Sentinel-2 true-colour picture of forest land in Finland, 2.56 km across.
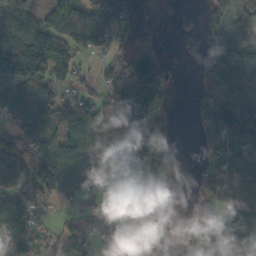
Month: October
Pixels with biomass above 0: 72%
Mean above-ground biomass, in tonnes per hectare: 80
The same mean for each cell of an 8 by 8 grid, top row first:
87 68 113 114 6 13 48 89
112 140 95 60 37 1 55 76
105 117 48 80 156 20 63 85
85 89 123 72 102 15 74 155
108 103 112 112 118 34 44 97
186 160 127 56 57 4 51 68
150 45 82 48 39 3 83 90
83 43 113 42 68 73 105 100
